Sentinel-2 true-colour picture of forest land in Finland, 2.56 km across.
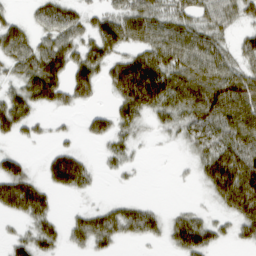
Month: March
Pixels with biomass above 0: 67%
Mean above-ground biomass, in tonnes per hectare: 44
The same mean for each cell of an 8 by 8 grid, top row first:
15 49 35 45 65 49 42 36
59 54 46 51 52 72 62 35
33 89 63 55 114 79 78 68
66 18 12 42 55 54 85 85
13 10 11 26 7 12 43 77
70 41 63 7 2 3 52 98
54 37 12 28 28 10 10 68
25 36 29 37 22 44 46 28
